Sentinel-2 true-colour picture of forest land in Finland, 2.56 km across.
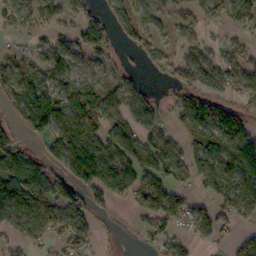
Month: October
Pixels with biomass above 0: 66%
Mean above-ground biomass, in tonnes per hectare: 73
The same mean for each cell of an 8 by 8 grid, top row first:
42 52 56 60 58 45 47 65
12 48 65 36 69 48 58 69
75 64 50 44 20 81 117 136
55 125 79 65 81 74 154 75
84 84 99 36 56 53 113 130
143 103 113 109 57 51 105 164
129 98 103 39 86 84 43 94
56 58 83 9 21 59 41 67
